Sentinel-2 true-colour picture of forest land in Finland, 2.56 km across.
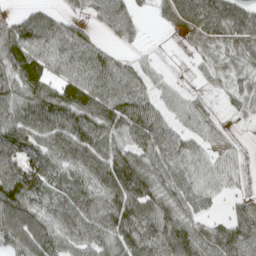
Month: April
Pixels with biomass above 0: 86%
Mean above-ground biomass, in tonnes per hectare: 74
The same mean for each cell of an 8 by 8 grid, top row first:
34 52 27 85 19 51 92 75
100 90 91 35 15 3 35 52
92 78 91 79 53 16 27 46
97 121 112 93 92 47 34 31
103 88 117 86 82 73 49 11
131 75 84 123 102 78 62 24
129 64 114 102 104 86 35 53
90 96 86 90 101 125 83 113
